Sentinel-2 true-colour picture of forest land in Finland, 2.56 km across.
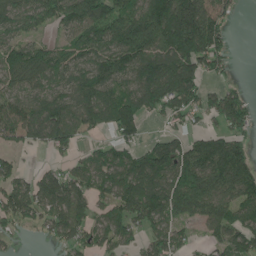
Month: June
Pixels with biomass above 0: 76%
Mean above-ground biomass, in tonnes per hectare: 104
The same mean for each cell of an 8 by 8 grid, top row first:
123 99 146 143 169 257 173 20
103 79 102 123 150 192 178 2
96 83 104 113 134 189 58 15
88 107 122 114 93 94 75 114
51 69 43 57 46 72 92 88
82 89 89 102 148 135 177 165
113 103 109 86 148 161 149 116
18 30 84 79 61 78 43 100
